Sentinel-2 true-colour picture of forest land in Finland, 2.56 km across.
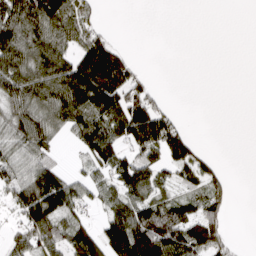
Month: March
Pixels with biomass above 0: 58%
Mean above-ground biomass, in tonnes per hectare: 66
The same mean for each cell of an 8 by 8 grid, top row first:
108 142 78 0 0 0 0 0
132 125 79 79 0 0 0 0
122 131 138 141 29 0 0 0
96 104 116 115 112 23 0 0
83 73 58 107 117 104 4 0
67 95 26 68 85 39 62 0
55 133 46 57 93 96 75 0
46 83 118 131 168 150 115 6
